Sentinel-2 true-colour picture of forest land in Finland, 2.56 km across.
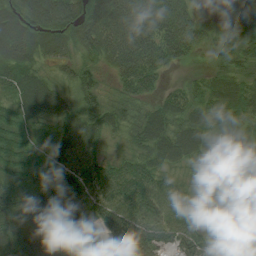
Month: August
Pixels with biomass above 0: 97%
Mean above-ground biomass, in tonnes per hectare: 65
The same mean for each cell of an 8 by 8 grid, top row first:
93 133 118 104 116 105 33 64
111 75 71 93 108 82 33 64
67 40 52 34 81 12 42 52
50 49 57 51 47 60 67 75
56 30 76 24 61 83 75 78
35 48 82 78 77 34 37 57
56 73 60 70 81 66 39 39
56 78 66 48 82 58 64 51
